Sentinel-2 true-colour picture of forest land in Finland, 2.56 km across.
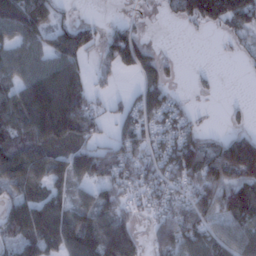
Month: January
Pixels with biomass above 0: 68%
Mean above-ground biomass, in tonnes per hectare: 71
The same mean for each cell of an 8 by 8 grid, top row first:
88 75 9 3 7 43 103 115
59 58 88 89 63 1 0 24
60 91 57 23 66 13 9 1
92 125 123 31 62 51 3 9
99 94 82 55 60 82 62 116
111 99 76 83 70 81 145 137
87 108 71 91 34 81 95 124
78 93 130 137 34 135 78 82
